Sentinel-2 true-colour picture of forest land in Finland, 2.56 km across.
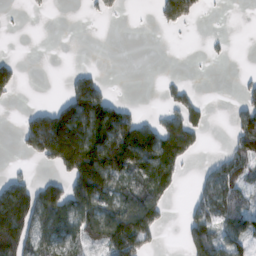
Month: February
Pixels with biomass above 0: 44%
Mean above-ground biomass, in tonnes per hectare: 63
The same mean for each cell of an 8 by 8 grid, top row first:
1 2 1 10 0 73 3 0
0 0 0 0 0 0 6 0
37 0 51 3 0 11 0 11
5 87 158 122 13 56 21 56
13 206 247 185 186 128 4 78
28 26 178 135 104 63 40 78
170 127 111 91 154 3 71 85
196 83 63 127 113 3 123 72
